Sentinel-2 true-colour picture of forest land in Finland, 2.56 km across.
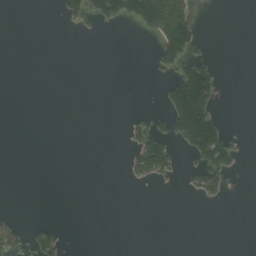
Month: August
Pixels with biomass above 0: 14%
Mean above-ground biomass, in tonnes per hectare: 23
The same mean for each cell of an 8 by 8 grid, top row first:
0 0 42 75 132 135 0 0
0 0 0 0 0 113 9 0
0 0 0 0 1 78 99 0
0 0 0 0 13 116 104 0
0 0 0 0 91 52 146 22
0 0 0 0 43 21 83 6
2 0 0 0 0 0 2 0
52 49 0 0 0 0 0 0
